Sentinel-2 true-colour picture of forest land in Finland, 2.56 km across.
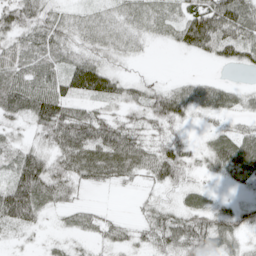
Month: May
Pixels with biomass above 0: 80%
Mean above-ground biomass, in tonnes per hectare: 51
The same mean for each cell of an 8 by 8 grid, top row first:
70 51 22 28 40 39 121 93
60 71 35 37 12 26 63 66
96 82 100 54 20 17 27 6
66 101 52 30 51 75 40 31
34 47 105 103 58 53 27 65
73 91 61 60 40 59 21 38
104 37 34 5 20 36 50 49
13 12 17 33 31 74 63 37
